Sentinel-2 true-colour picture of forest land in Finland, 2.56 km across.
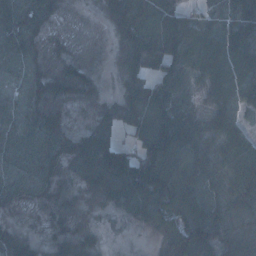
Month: January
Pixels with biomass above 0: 90%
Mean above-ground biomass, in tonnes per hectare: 53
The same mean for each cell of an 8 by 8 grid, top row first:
43 33 7 38 82 79 26 56
38 21 16 18 105 100 62 85
18 46 73 8 63 72 49 74
31 35 6 43 98 94 34 38
38 42 51 78 82 116 48 62
36 32 35 98 130 74 50 75
20 16 15 28 82 91 68 73
37 20 28 3 4 82 91 89
